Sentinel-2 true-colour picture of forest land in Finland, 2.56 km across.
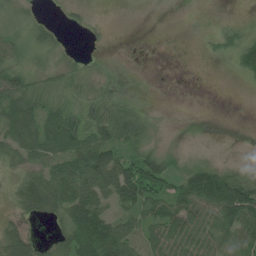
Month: July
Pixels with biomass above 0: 62%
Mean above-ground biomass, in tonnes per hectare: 42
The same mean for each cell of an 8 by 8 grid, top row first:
12 6 9 0 0 0 1 2
34 26 2 3 1 0 9 59
50 28 30 32 3 0 0 11
81 58 48 61 21 0 0 0
66 76 73 76 33 3 1 0
25 67 106 111 121 48 79 38
22 63 127 53 61 86 72 136
63 18 102 138 55 69 63 72
